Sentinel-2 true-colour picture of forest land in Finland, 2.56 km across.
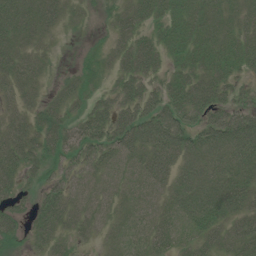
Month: July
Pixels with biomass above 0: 87%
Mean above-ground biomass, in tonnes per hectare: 38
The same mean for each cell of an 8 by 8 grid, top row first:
60 45 17 19 41 41 37 29
48 20 4 27 46 36 40 41
45 15 25 21 41 35 44 23
33 36 27 50 49 52 43 32
56 42 44 51 59 59 56 65
40 27 28 30 41 46 49 47
25 52 36 30 28 40 57 53
18 39 21 22 29 30 37 48
